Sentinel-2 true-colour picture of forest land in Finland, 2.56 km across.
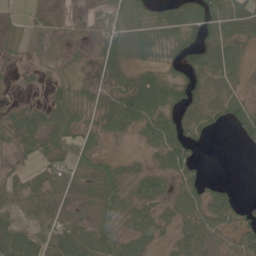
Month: June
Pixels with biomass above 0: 75%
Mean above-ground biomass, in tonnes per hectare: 36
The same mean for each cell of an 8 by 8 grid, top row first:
20 20 8 48 38 53 65 43
23 28 13 52 36 32 40 26
7 22 18 25 46 38 38 16
21 40 30 50 72 37 35 51
29 46 41 7 23 55 7 14
30 51 34 40 36 34 11 1
53 64 22 45 39 33 52 25
82 66 67 52 39 22 44 25
